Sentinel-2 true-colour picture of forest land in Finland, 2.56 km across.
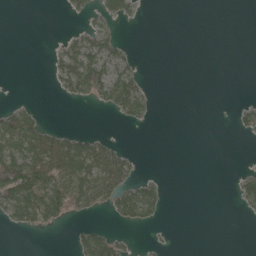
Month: May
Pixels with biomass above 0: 27%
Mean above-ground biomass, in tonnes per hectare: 21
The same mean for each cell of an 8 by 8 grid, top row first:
0 0 14 29 3 0 0 0
0 4 43 30 0 0 0 0
0 7 77 60 14 0 0 0
34 2 0 21 26 0 0 18
68 65 45 19 0 0 0 0
141 94 67 59 13 0 0 23
71 94 42 34 56 0 0 14
0 0 30 36 3 1 0 0
